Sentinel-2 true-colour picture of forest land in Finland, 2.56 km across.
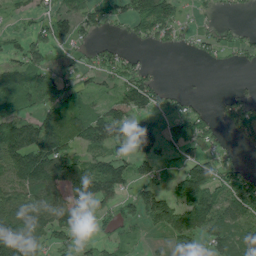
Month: June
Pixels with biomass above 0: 63%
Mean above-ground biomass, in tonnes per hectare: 70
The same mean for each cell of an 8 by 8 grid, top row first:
28 60 78 43 103 50 12 13
38 63 26 40 20 23 32 40
77 69 40 53 84 0 2 6
76 70 77 94 61 35 27 93
146 126 82 99 73 58 49 37
108 160 142 142 50 55 128 74
119 117 118 54 90 109 127 134
138 79 52 40 21 67 81 80
